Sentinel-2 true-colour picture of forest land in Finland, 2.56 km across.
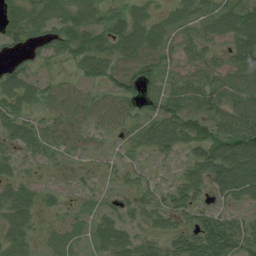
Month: July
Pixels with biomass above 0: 78%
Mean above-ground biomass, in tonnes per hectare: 48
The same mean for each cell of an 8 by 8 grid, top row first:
50 64 66 47 41 35 41 70
31 46 68 53 65 32 36 67
54 24 33 67 69 35 43 55
55 42 59 88 42 79 58 64
41 40 28 17 40 46 82 96
33 10 17 18 26 22 59 95
63 23 25 26 43 49 37 35
48 36 28 59 38 49 96 83
